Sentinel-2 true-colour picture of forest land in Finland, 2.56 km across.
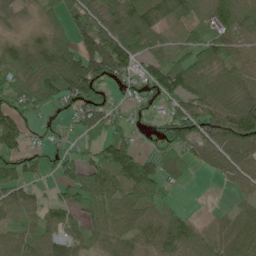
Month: June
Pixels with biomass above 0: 79%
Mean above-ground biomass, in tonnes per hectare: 70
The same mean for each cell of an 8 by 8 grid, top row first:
24 34 74 79 125 84 45 94
60 102 125 147 78 50 81 67
74 100 165 79 59 110 81 69
83 41 69 46 21 76 96 116
78 22 22 95 15 75 83 105
73 27 103 92 127 47 20 55
58 55 69 68 79 37 4 31
68 69 50 45 66 88 64 56
